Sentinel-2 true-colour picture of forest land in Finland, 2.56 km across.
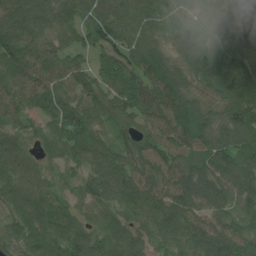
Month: July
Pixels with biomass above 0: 97%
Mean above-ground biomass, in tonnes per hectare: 105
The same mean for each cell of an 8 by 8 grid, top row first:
137 109 72 104 88 59 66 85
122 73 70 103 93 85 99 97
95 84 89 132 116 109 105 200
106 103 130 120 132 132 115 179
85 69 123 80 93 124 139 126
102 55 85 139 120 125 133 117
81 82 61 87 104 124 106 84
86 125 107 114 80 85 137 116
